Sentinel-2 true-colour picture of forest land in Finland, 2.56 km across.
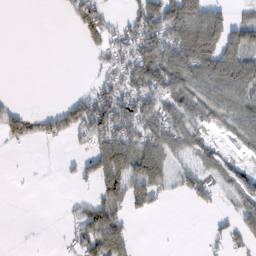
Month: February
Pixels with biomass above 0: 49%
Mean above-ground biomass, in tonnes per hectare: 44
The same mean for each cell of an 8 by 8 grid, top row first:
0 0 64 21 84 109 87 20
0 0 14 62 81 93 95 93
0 0 1 47 80 81 95 98
53 20 72 98 75 68 63 80
32 15 20 89 67 55 28 34
1 1 31 94 104 41 36 35
0 0 24 77 32 0 16 36
0 1 61 96 0 0 16 32
